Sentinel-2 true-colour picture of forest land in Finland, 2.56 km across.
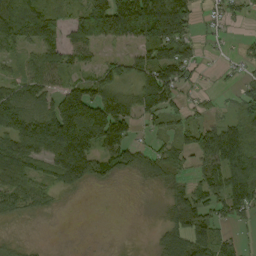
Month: August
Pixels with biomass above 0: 68%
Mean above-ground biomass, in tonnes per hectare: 73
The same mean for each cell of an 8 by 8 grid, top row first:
148 101 71 200 199 145 24 31
47 81 69 31 88 125 14 16
45 71 57 75 82 96 7 29
115 99 204 161 73 52 27 50
94 153 182 141 27 53 118 113
67 54 103 40 43 56 89 128
48 23 1 0 1 74 92 92
17 1 1 2 1 81 127 36
